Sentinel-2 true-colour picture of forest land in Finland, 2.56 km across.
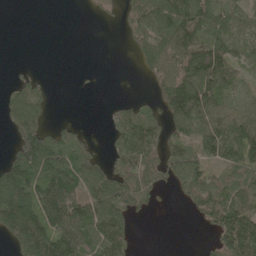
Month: May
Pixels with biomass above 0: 62%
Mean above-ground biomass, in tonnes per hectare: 83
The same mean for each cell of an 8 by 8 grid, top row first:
0 0 1 9 114 150 131 73
0 0 0 0 83 145 137 66
24 13 3 0 23 187 178 51
92 38 0 24 53 125 106 66
76 130 58 38 149 86 118 171
148 169 129 92 91 90 67 62
227 186 176 144 27 6 96 93
101 177 164 145 0 0 22 165
